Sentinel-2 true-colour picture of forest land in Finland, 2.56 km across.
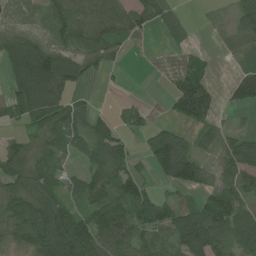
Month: July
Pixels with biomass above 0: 71%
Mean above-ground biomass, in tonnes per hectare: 63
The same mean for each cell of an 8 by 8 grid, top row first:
52 77 96 98 63 32 2 50
93 104 72 52 2 14 5 28
94 159 55 5 0 42 48 63
63 105 50 26 27 47 64 22
32 61 67 86 44 94 34 63
64 71 55 87 31 86 52 60
82 93 57 119 91 53 82 63
46 113 136 105 70 70 99 71
